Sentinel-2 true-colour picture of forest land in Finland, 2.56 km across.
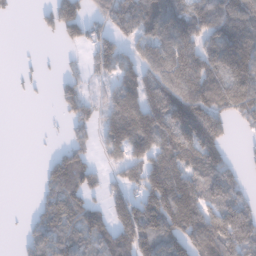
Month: January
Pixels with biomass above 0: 64%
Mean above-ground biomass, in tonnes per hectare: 95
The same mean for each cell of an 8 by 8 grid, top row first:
9 50 107 139 116 133 112 119
1 0 39 99 77 153 102 149
7 8 60 65 108 143 127 152
0 3 95 120 162 166 172 110
0 7 84 106 116 154 165 7
0 79 151 40 141 141 134 46
0 82 101 93 163 182 112 121
11 123 96 114 140 146 178 171
